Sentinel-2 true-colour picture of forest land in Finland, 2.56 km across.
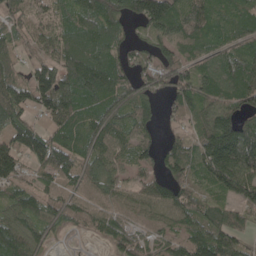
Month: May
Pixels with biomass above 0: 87%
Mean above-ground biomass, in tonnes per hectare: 89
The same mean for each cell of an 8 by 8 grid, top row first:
57 62 120 121 134 113 102 84
54 51 113 82 50 79 67 80
78 117 143 123 72 87 104 137
97 74 94 105 64 51 88 94
94 123 89 91 71 62 148 202
78 83 84 82 54 86 96 153
80 78 78 68 80 111 74 72
113 46 10 64 60 80 131 65
